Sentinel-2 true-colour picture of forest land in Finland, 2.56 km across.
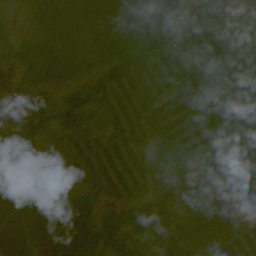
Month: August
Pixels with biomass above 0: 76%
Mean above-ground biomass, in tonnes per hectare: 28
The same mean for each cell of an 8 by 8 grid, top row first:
3 31 45 49 23 18 7 4
19 31 23 67 51 24 28 29
7 20 19 54 44 22 16 24
16 24 46 19 32 23 19 35
27 15 17 22 16 21 21 21
39 15 17 25 15 31 25 40
39 46 34 25 32 34 29 17
44 50 44 50 28 40 36 17
